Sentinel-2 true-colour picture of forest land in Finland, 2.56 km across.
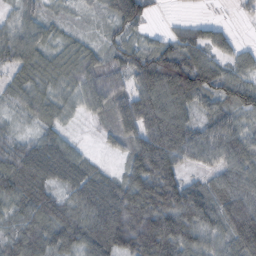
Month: October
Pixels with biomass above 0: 90%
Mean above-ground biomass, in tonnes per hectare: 85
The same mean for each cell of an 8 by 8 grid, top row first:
47 38 19 73 67 9 10 11
101 53 51 44 58 88 88 37
55 65 86 83 105 161 99 73
30 60 35 80 137 128 60 64
70 90 25 33 128 143 112 98
122 101 106 43 132 90 51 112
65 89 88 127 172 165 108 142
67 94 96 132 178 170 77 111
